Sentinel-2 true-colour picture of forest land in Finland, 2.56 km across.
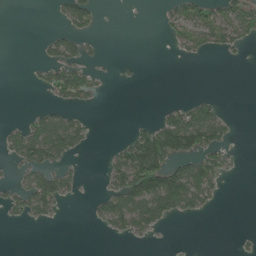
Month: June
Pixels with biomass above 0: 29%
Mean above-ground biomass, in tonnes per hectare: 31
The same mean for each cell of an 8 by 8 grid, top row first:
0 2 57 0 0 42 58 72
0 28 34 0 0 17 34 22
0 33 65 3 3 0 0 0
0 31 18 0 0 39 54 0
51 115 42 9 117 125 75 5
18 64 17 45 153 104 75 4
33 47 0 66 109 66 21 0
0 0 0 7 10 0 0 5
